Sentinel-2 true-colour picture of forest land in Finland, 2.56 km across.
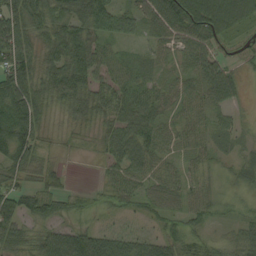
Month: September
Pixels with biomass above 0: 86%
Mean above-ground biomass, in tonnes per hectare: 49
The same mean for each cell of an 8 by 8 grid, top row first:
89 71 66 65 53 94 102 71
97 49 77 30 21 48 53 29
89 57 74 56 39 33 62 28
97 37 47 56 65 36 40 16
91 17 11 48 70 41 30 16
50 39 0 37 53 38 23 24
55 61 25 23 29 35 37 11
64 67 75 55 43 48 30 47
